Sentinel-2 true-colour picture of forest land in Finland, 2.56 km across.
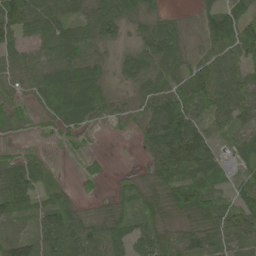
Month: May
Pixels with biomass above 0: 86%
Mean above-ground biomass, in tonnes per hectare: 63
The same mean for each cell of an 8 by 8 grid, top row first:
121 82 55 119 71 19 38 64
54 55 85 29 65 57 40 60
58 108 112 30 70 71 102 68
40 52 91 37 38 122 57 73
18 12 20 2 41 114 74 36
97 47 21 11 31 70 60 26
72 90 43 45 48 80 83 68
81 117 106 91 74 51 65 71
